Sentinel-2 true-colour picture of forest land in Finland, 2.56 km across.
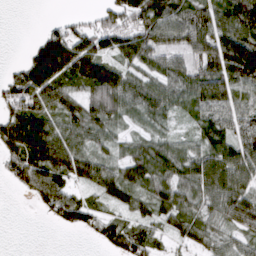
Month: March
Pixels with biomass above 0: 80%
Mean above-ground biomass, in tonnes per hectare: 77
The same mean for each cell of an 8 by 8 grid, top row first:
0 3 20 81 133 109 99 144
0 133 113 76 98 65 102 156
79 141 119 142 67 76 119 108
84 73 85 90 65 42 83 78
134 146 63 43 52 49 74 91
61 118 91 77 83 87 119 99
0 59 87 41 49 75 60 110
0 0 3 79 83 36 48 50
